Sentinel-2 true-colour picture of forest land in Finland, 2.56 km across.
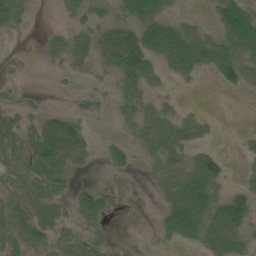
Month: June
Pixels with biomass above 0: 65%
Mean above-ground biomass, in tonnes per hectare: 43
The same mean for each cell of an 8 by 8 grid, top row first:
49 0 40 35 82 24 15 144
3 28 43 82 111 140 88 94
9 1 9 20 62 36 9 43
39 26 18 13 49 28 7 0
42 107 67 25 40 59 23 10
51 72 12 8 6 54 80 12
59 72 58 17 0 72 70 77
64 58 48 16 2 36 45 36
